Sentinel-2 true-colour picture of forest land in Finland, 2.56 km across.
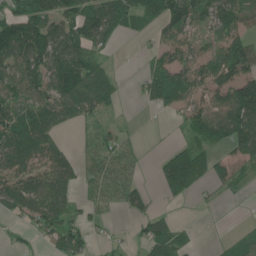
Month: June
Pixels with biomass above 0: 67%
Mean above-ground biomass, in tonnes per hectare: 66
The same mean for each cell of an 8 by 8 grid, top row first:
70 81 89 104 64 114 78 90
127 127 98 25 10 83 53 101
101 99 121 40 43 93 89 130
74 96 74 26 6 42 101 150
103 79 21 51 9 28 56 106
86 92 58 76 15 146 58 56
67 103 42 31 49 10 8 1
15 42 73 18 45 52 2 32
